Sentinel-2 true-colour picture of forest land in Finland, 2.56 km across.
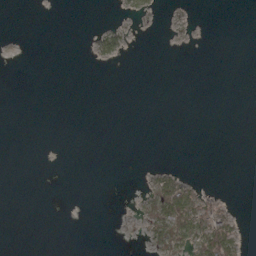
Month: March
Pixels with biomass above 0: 10%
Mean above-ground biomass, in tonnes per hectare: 4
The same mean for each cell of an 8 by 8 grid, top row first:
0 0 0 0 3 1 0 0
0 0 0 15 0 1 1 0
0 0 0 0 0 0 0 0
0 0 0 0 0 0 0 0
0 0 0 0 0 0 0 0
0 0 0 0 2 17 0 0
0 0 0 0 8 67 31 1
0 0 0 0 6 36 53 14
